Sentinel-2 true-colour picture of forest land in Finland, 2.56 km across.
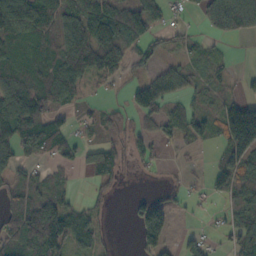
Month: October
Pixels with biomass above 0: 65%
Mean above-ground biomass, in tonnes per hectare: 62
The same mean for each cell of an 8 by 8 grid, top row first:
115 86 97 110 103 16 82 121
68 61 137 135 54 24 17 1
81 78 88 37 48 63 39 17
118 104 22 26 79 43 56 148
94 105 40 47 43 37 32 160
41 29 10 53 9 6 13 68
85 106 45 17 84 26 12 61
81 134 75 10 86 19 28 68
